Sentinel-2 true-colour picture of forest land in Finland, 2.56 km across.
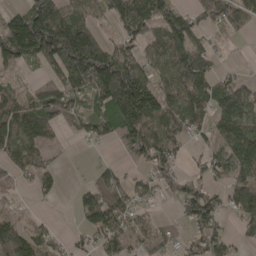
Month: April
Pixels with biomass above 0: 71%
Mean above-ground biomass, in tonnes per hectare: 91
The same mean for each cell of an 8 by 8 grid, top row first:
92 211 101 78 154 101 73 76
178 196 243 82 81 139 66 3
27 54 145 204 121 138 108 45
124 126 56 136 226 125 110 138
117 64 16 41 143 73 48 149
43 46 1 57 54 71 46 88
16 4 67 118 38 29 123 86
104 45 25 99 81 39 83 28
